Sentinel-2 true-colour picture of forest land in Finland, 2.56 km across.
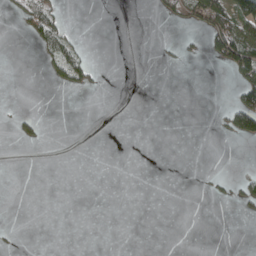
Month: April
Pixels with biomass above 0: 11%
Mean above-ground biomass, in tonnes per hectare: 12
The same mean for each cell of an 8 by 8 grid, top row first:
14 51 0 0 0 34 83 100
0 40 25 0 0 7 38 122
0 12 36 0 0 0 0 49
6 0 0 0 0 0 0 96
9 4 0 0 0 0 0 11
0 0 0 0 0 0 5 10
0 0 0 0 0 0 1 15
2 0 0 0 0 0 0 0
